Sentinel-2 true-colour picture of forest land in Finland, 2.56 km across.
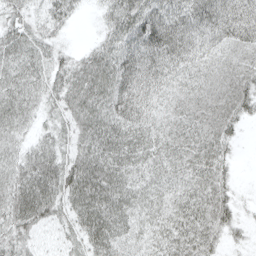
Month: April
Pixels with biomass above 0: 92%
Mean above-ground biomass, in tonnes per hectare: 45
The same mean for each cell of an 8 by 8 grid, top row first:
35 34 11 41 83 62 70 66
46 31 13 53 83 68 40 43
46 44 53 74 61 39 38 51
46 28 53 61 48 35 50 45
30 35 44 64 49 39 46 12
49 61 72 61 39 38 50 7
57 55 58 59 38 43 52 21
42 13 37 54 30 50 40 12
